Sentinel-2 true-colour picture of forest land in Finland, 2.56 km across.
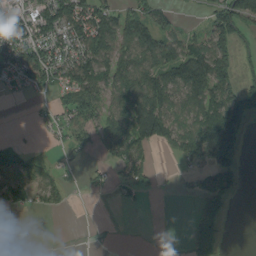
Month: August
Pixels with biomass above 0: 53%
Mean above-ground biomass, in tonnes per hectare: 58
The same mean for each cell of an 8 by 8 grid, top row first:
37 98 123 90 79 24 46 132
70 88 94 103 110 83 112 48
35 74 100 96 102 95 137 58
0 12 78 72 159 71 114 119
17 7 36 74 104 68 133 80
65 42 5 22 41 12 66 54
19 21 3 2 8 0 51 0
1 2 1 7 1 3 81 0
